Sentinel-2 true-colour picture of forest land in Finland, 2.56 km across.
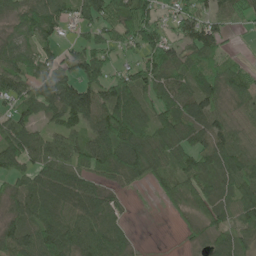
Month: June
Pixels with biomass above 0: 83%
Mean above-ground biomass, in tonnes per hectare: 69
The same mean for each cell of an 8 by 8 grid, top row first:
60 79 51 81 85 60 61 45
60 59 63 56 81 51 70 9
77 85 119 76 77 70 61 69
64 76 112 99 54 84 97 48
96 68 68 114 92 76 78 73
56 93 74 63 65 71 69 97
54 74 80 55 2 36 59 75
85 97 98 78 3 4 54 54
